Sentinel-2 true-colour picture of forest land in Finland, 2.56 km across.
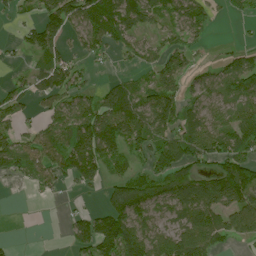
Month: July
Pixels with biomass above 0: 66%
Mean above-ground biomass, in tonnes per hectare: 64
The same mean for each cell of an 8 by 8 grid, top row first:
30 84 91 97 75 55 44 34
22 86 44 51 54 49 13 25
23 71 46 21 35 61 50 83
44 57 98 106 100 95 59 60
61 95 99 90 65 102 92 84
35 63 67 38 72 107 73 172
0 2 16 70 94 62 87 98
3 0 57 109 94 79 78 48
